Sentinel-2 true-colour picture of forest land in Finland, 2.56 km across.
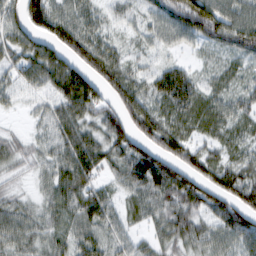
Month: February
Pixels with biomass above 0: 89%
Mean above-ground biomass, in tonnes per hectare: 62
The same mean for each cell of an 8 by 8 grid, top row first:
57 98 54 29 33 81 102 59
70 81 86 49 26 25 36 62
47 71 114 83 46 89 35 39
17 43 84 64 82 71 67 52
43 41 98 77 71 71 43 45
29 38 88 41 116 96 74 70
49 42 72 50 50 79 71 106
56 47 55 51 29 61 60 67
